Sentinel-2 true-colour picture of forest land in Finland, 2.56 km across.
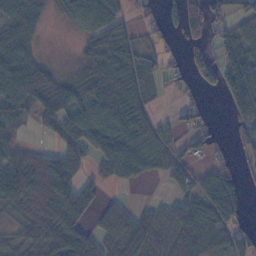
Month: November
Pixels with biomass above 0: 66%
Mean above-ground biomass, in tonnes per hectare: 55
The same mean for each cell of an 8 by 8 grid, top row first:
60 21 62 57 27 54 93 35
68 2 23 88 8 18 56 70
86 66 48 89 58 34 54 92
43 74 65 77 52 19 19 45
40 19 62 95 70 38 36 31
116 132 50 55 38 44 39 29
47 101 90 36 26 43 72 52
31 65 84 53 73 65 62 59
